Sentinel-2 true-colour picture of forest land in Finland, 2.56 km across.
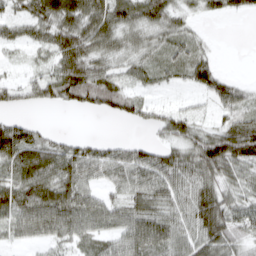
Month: March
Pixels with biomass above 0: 78%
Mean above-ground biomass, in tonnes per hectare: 53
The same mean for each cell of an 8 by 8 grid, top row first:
38 81 87 83 73 49 27 22
24 49 89 58 43 42 18 0
18 58 100 54 35 25 61 17
19 6 25 46 41 35 16 54
95 48 34 30 33 52 78 91
62 76 62 45 62 74 72 63
70 80 70 48 76 61 107 58
29 44 47 48 88 64 88 48
